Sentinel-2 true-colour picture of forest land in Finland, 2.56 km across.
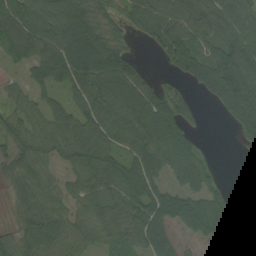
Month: August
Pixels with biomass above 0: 83%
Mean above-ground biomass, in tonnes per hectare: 67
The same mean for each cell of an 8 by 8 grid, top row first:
94 95 100 56 75 68 99 90
67 91 108 95 15 101 69 87
14 57 86 111 67 38 80 111
48 63 79 103 99 93 10 95
69 71 82 67 80 70 11 24
65 50 55 80 81 43 50 41
43 73 47 72 69 67 69 14
66 111 72 45 59 28 30 39
